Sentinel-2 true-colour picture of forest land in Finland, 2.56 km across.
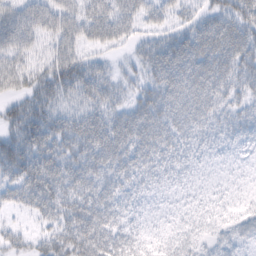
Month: February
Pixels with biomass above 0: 87%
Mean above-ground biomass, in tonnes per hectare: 50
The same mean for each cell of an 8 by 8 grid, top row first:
54 59 53 71 37 32 49 66
50 38 42 26 39 81 73 76
44 65 76 39 46 84 76 68
45 68 60 55 74 71 56 47
64 67 67 77 58 48 26 25
51 81 64 60 41 25 10 9
23 53 72 58 18 13 21 21
25 37 74 61 27 28 23 28
